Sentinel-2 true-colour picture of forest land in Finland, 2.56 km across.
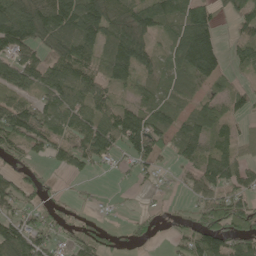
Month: May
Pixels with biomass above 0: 72%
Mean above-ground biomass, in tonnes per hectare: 61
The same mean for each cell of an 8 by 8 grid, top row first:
109 120 125 87 86 65 71 52
94 61 89 76 81 75 123 46
89 88 84 55 42 60 60 23
114 80 67 73 69 39 56 40
61 68 64 72 90 61 55 49
46 16 28 5 21 13 68 64
50 32 11 4 11 7 78 80
112 51 40 20 17 30 105 81
